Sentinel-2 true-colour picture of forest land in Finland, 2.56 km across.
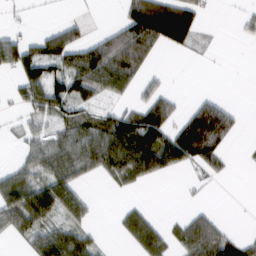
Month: February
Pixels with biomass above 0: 49%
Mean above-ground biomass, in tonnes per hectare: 49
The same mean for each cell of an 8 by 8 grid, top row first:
4 1 6 3 119 88 10 17
86 79 82 109 120 28 10 1
42 94 89 92 33 1 0 0
12 66 35 36 82 38 119 18
12 58 78 107 114 108 134 7
61 63 42 46 61 11 25 1
66 87 52 3 23 1 15 0
20 78 56 3 79 44 115 46
